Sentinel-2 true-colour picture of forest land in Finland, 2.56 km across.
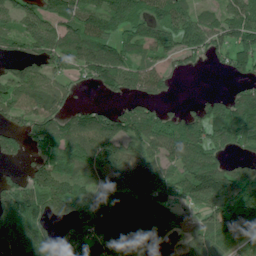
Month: July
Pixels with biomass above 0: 78%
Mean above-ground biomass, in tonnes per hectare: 96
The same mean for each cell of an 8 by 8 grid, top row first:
105 97 111 119 95 104 42 90
51 122 118 103 80 77 85 66
101 85 30 91 86 24 0 36
70 80 73 57 98 40 90 163
57 112 142 110 93 141 130 82
33 130 76 70 141 100 169 114
115 114 116 142 142 84 109 146
139 89 108 142 128 50 107 93
